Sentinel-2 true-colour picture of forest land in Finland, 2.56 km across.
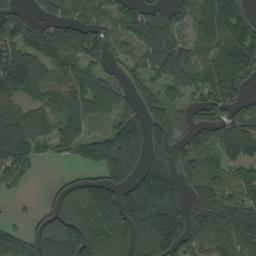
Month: September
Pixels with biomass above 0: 78%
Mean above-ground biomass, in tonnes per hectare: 110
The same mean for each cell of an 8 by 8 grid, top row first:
70 50 66 71 95 61 86 86
130 148 153 81 102 116 62 116
183 138 119 63 75 113 107 88
135 81 100 71 72 64 91 84
172 65 97 184 160 79 70 145
79 5 50 141 151 116 81 64
4 73 181 228 223 155 136 122
81 174 183 220 144 168 85 103
